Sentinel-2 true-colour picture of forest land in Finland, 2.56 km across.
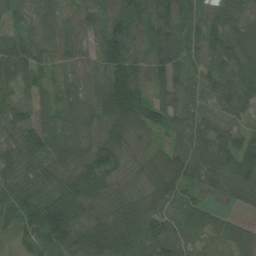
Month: June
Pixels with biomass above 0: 97%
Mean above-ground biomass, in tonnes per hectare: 86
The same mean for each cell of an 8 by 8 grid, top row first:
45 59 64 108 120 125 101 78
82 68 62 140 77 120 100 100
76 59 61 139 73 78 75 101
70 78 84 138 97 76 57 61
68 104 86 104 48 57 90 93
75 80 125 80 87 113 88 120
99 128 124 88 84 58 54 34
30 91 100 127 103 79 38 64
